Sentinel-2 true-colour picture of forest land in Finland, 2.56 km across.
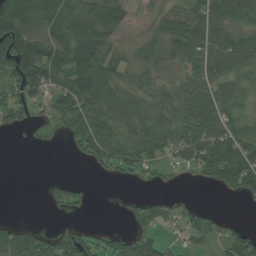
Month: August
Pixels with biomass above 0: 68%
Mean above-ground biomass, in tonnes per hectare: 56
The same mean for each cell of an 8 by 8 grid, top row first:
115 96 100 100 23 53 89 60
137 110 137 46 29 73 88 81
86 92 112 63 32 30 71 39
59 37 115 80 59 54 80 35
1 10 65 79 63 72 98 84
0 11 3 22 24 10 55 104
0 17 24 1 33 18 11 3
77 54 54 47 52 18 32 65
